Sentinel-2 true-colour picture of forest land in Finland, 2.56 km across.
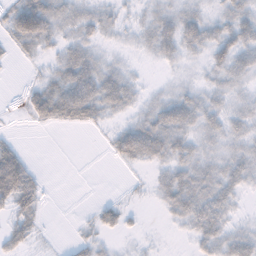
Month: November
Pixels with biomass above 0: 67%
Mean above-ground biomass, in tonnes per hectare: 26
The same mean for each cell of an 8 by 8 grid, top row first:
66 72 28 22 18 34 24 38
17 19 30 10 16 39 39 47
0 23 63 38 8 11 15 23
2 53 54 23 24 53 32 24
17 0 0 22 69 40 20 23
85 3 0 0 5 36 35 32
36 3 1 23 6 36 45 10
31 1 13 8 6 2 34 35
